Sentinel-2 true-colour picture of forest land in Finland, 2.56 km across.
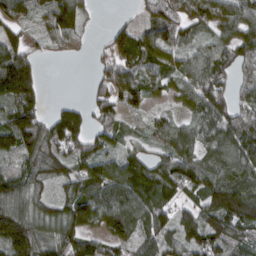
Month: March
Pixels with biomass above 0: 84%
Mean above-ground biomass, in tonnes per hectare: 103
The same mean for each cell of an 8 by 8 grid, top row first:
78 87 90 8 57 114 116 110
102 31 28 90 115 87 74 114
228 6 0 129 102 75 146 58
131 55 67 76 52 40 107 98
125 163 118 70 42 99 88 146
88 108 110 129 159 148 118 131
143 88 141 137 149 94 111 172
220 120 133 91 112 107 140 103
